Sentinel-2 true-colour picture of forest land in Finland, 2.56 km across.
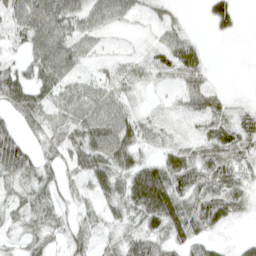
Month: April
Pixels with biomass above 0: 80%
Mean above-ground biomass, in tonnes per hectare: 36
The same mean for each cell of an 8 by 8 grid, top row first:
45 64 41 40 20 16 17 11
18 69 38 10 12 47 7 0
51 45 28 31 24 28 22 0
44 45 45 52 18 17 52 23
54 37 53 70 36 29 43 46
45 27 37 56 67 55 51 42
31 35 20 34 72 60 57 29
19 31 34 26 48 34 26 8
